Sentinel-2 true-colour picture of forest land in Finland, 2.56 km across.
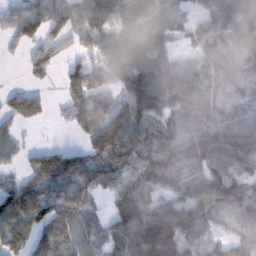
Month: February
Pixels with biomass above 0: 83%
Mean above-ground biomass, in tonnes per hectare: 78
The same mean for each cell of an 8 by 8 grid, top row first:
69 112 79 91 102 35 52 93
24 70 46 105 98 37 63 84
1 29 83 70 129 91 65 70
73 25 78 92 108 71 66 36
35 2 38 184 106 68 103 111
29 103 117 106 112 74 79 68
130 103 78 62 98 102 86 70
111 89 64 72 143 137 43 35
